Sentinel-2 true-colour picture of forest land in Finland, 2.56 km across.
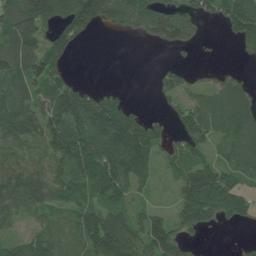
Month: June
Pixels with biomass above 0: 71%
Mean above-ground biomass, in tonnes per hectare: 72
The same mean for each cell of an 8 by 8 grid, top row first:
95 123 159 87 114 89 49 142
89 87 15 0 5 38 3 28
74 93 21 1 0 58 23 39
95 94 125 121 27 36 110 102
54 87 127 110 123 41 53 108
88 72 89 127 56 53 137 59
72 52 66 72 37 69 126 79
45 78 74 134 98 81 6 11
